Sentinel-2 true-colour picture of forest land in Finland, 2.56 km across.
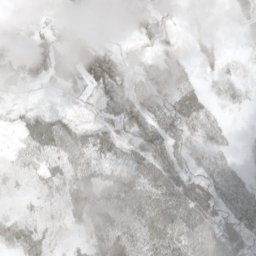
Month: May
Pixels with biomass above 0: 82%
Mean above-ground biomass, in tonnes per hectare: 47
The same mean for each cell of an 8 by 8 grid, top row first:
31 7 27 58 51 15 6 23
67 73 76 16 17 38 20 6
43 37 50 83 62 86 11 17
18 38 18 51 53 70 29 5
19 98 74 58 58 57 33 4
27 52 68 49 60 68 47 26
20 41 100 81 78 81 76 61
52 55 27 88 60 82 59 64
